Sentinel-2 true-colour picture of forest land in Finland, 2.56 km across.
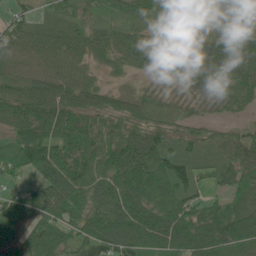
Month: June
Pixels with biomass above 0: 94%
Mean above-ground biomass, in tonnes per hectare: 88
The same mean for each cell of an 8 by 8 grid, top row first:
51 41 61 44 51 67 77 68
82 84 73 77 76 45 63 66
78 91 80 21 36 62 85 92
108 140 101 80 81 63 33 31
113 156 127 105 134 51 46 72
42 118 120 120 147 109 43 84
91 139 108 150 118 109 86 75
90 134 87 131 139 117 134 103
